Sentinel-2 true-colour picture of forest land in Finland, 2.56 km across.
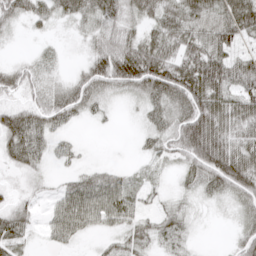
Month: April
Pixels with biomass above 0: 77%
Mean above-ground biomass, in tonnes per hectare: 42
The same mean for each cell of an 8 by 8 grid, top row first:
45 31 37 57 42 45 56 99
3 8 14 71 66 59 59 34
45 21 42 65 82 85 89 65
45 52 37 8 23 50 81 65
64 36 9 0 15 61 97 63
11 11 27 34 14 18 59 87
36 22 80 69 26 26 9 30
41 20 21 21 32 23 1 33
